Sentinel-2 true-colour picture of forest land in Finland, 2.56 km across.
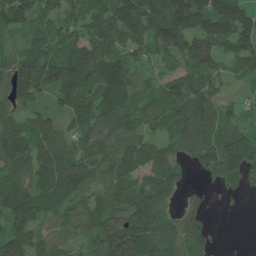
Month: June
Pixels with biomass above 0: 88%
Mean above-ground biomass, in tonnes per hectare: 98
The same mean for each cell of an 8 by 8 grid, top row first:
126 67 84 140 144 179 144 138
54 124 119 108 73 98 105 94
130 123 144 180 45 91 78 38
57 41 101 125 82 108 104 46
170 83 78 105 97 78 125 179
113 119 106 87 88 67 68 104
128 90 79 92 143 44 27 2
110 76 50 170 154 108 71 0
